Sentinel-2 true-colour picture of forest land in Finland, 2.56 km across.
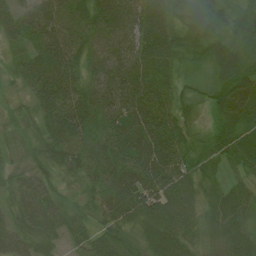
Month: July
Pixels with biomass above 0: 97%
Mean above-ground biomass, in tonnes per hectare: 52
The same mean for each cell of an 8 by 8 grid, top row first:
48 40 53 84 65 43 50 41
26 57 56 54 66 50 44 40
26 73 58 51 55 30 22 57
22 67 72 48 66 47 25 66
28 57 58 67 66 52 33 64
32 37 44 70 72 73 37 34
44 64 25 66 102 100 44 65
48 48 46 52 54 77 32 61
